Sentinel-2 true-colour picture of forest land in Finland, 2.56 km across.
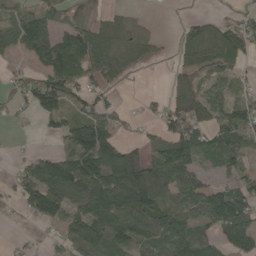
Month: May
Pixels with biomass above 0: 68%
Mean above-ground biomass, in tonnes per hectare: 76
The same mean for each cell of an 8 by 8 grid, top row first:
59 59 29 27 13 2 20 31
67 122 119 86 60 29 99 76
19 85 69 52 4 49 45 33
19 72 44 42 15 94 82 83
2 2 161 113 53 137 89 93
43 151 148 162 167 113 30 55
29 152 89 130 164 107 159 141
8 13 124 114 97 119 68 119
